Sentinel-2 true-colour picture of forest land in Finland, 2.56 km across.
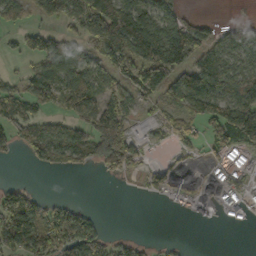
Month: October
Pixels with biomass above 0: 56%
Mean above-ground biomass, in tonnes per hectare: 65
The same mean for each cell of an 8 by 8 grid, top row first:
42 91 161 226 112 60 9 7
19 86 77 154 191 211 77 80
24 74 85 70 119 108 125 95
47 29 66 113 31 41 101 138
43 84 95 140 31 28 45 79
0 5 8 30 26 20 6 22
122 53 30 0 0 5 5 24
142 95 117 45 15 5 0 0
